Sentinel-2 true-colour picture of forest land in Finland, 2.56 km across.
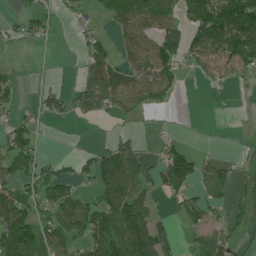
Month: July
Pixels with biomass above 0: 50%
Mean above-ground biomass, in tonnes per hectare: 52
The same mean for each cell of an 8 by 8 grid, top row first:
16 30 25 39 80 55 139 174
5 7 24 44 75 97 100 115
22 2 29 86 85 48 23 22
29 31 32 45 26 2 0 0
83 3 1 24 8 34 1 2
74 63 44 102 36 106 54 15
95 67 84 108 63 17 37 29
113 74 61 130 177 28 56 15
